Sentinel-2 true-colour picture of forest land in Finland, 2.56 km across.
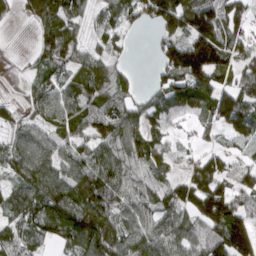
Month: March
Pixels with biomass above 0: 82%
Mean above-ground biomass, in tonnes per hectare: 82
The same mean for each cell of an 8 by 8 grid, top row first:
34 100 58 63 83 142 125 88
4 81 69 47 1 97 167 68
28 59 83 74 5 100 125 73
45 83 88 78 62 64 74 117
81 89 64 88 96 26 28 42
71 108 92 100 40 40 126 71
100 134 132 88 66 84 136 111
72 56 118 118 96 94 115 175
